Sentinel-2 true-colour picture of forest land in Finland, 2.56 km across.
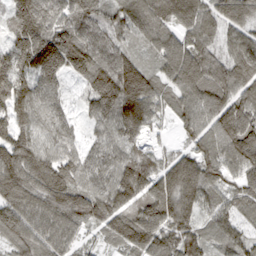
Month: March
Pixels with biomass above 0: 96%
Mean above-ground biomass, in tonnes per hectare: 114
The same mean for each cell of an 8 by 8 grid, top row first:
143 140 132 88 111 112 94 74
147 203 156 94 55 109 102 102
196 144 84 189 125 109 122 124
141 111 56 167 131 78 130 153
139 101 71 93 65 39 92 183
149 153 116 103 114 117 103 88
145 114 123 127 132 133 69 73
101 112 46 69 136 125 70 75
